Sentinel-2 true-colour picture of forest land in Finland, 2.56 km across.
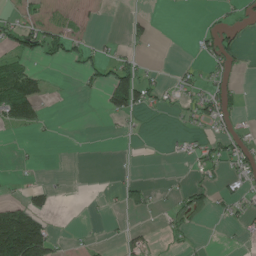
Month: June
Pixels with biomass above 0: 26%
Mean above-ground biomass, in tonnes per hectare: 27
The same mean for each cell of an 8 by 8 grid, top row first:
21 18 10 0 10 1 7 28
49 49 34 13 8 0 41 35
103 17 17 85 45 19 28 13
100 9 0 47 29 15 52 20
3 1 1 0 0 9 34 45
4 1 0 2 2 2 26 37
60 36 0 6 30 30 35 28
233 104 7 3 23 17 2 9
